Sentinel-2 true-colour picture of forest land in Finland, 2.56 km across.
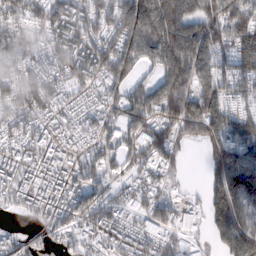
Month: February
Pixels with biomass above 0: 84%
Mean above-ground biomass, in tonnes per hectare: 104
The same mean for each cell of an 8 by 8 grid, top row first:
87 109 110 141 266 196 137 150
101 79 129 113 176 188 147 113
80 78 78 119 75 201 110 110
90 75 57 55 153 173 158 85
66 85 54 68 127 85 96 160
76 85 79 61 60 39 74 192
43 75 109 75 69 62 93 159
54 56 67 82 76 54 40 189
